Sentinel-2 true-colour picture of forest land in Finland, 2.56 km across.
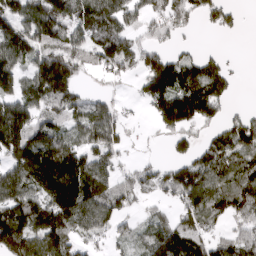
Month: March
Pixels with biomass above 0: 73%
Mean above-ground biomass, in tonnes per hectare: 107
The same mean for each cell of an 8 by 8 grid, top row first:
127 187 156 154 81 104 63 27
132 121 99 148 93 47 9 3
108 197 55 46 120 168 136 10
141 102 98 87 28 195 109 34
174 146 97 112 9 48 82 140
140 238 191 84 83 111 136 113
138 155 164 114 37 62 117 105
152 138 69 54 82 167 98 110
